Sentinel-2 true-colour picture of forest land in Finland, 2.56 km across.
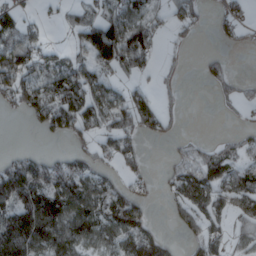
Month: March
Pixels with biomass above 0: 56%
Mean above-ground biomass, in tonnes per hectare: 69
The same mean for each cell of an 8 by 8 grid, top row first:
53 9 31 70 91 55 24 38
123 42 65 159 95 14 3 13
111 88 110 45 20 12 38 34
28 127 141 89 107 25 0 17
1 3 32 58 26 25 32 46
169 106 100 42 31 65 103 76
122 174 122 137 61 54 91 76
153 138 124 77 144 32 94 49
